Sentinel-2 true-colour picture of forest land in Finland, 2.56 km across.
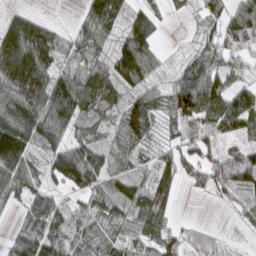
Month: March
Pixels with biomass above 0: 82%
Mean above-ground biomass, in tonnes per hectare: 71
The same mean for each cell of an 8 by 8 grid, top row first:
52 18 29 97 50 15 46 83
156 118 64 59 89 4 50 64
167 133 101 103 63 46 96 49
112 126 86 59 115 98 98 101
167 72 83 50 44 50 79 49
85 55 126 55 39 75 84 123
29 86 46 56 104 32 3 41
59 94 56 44 78 45 12 5
